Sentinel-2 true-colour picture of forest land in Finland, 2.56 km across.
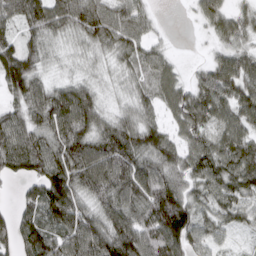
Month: March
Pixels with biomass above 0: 91%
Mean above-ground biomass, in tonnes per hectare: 81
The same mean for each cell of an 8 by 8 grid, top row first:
102 109 108 89 56 0 71 51
99 50 33 63 65 9 19 62
117 43 45 20 51 51 69 108
67 123 142 45 55 64 85 91
121 100 107 110 97 60 74 97
57 136 105 125 122 77 111 106
47 103 87 102 113 132 58 64
82 104 120 117 110 122 62 9
